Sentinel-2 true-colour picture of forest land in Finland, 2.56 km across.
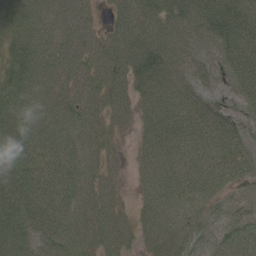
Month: May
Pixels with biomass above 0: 94%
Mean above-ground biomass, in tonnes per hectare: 71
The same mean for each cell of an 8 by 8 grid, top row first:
76 74 59 32 75 71 91 69
71 87 74 71 82 87 68 89
79 77 73 67 62 79 57 74
94 65 75 56 50 91 75 44
107 77 76 37 45 93 91 66
99 68 80 36 52 91 84 55
107 77 78 56 48 82 54 53
98 70 75 61 41 68 41 68
